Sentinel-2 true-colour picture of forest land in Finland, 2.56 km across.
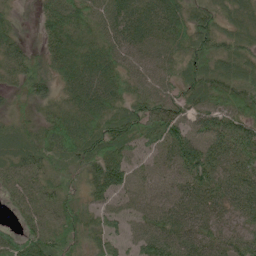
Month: June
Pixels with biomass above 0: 93%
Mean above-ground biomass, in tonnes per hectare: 57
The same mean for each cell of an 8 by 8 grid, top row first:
21 56 63 68 68 65 54 47
49 46 60 64 59 48 66 46
40 59 76 63 51 48 69 60
23 34 69 62 76 72 53 57
48 61 85 79 56 91 66 59
62 39 31 100 44 53 82 63
38 61 38 42 50 58 53 60
73 72 36 42 65 70 56 54
